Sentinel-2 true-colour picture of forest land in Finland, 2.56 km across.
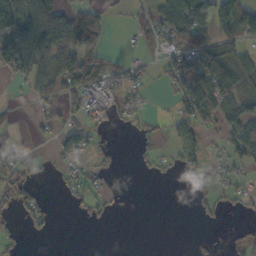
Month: October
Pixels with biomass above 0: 44%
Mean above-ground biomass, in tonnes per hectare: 41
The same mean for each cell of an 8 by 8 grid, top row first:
97 181 102 14 37 103 111 105
105 103 107 8 22 76 57 33
24 56 97 44 21 55 99 48
6 37 53 35 25 39 58 64
24 8 64 19 13 38 21 89
45 5 35 21 6 11 33 27
35 18 17 16 0 0 15 16
14 7 0 0 0 0 4 16
